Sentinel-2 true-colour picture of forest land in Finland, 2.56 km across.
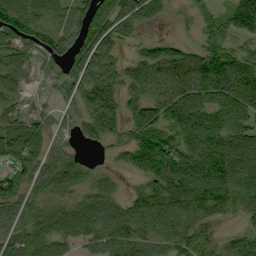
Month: September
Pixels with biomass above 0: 81%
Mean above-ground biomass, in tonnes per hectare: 63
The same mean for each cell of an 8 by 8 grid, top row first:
78 49 50 87 86 14 33 104
54 47 60 65 36 44 38 44
53 21 84 83 31 77 67 38
39 28 57 81 38 97 84 77
98 41 29 35 83 95 104 75
54 66 56 27 43 114 131 95
55 51 64 63 75 83 86 67
61 76 50 77 75 76 48 10
